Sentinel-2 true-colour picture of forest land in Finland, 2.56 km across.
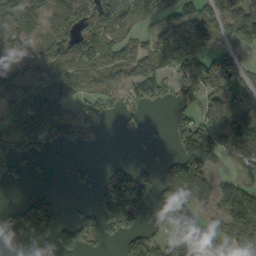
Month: September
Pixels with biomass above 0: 65%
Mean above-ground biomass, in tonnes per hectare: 82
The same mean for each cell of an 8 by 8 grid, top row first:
94 63 114 100 63 49 61 92
63 79 117 78 67 110 64 63
91 111 95 58 117 67 94 99
97 136 82 39 37 29 61 106
88 71 51 1 9 68 182 112
32 6 19 72 63 135 79 34
64 110 21 192 100 142 52 121
180 128 93 47 81 116 76 90
